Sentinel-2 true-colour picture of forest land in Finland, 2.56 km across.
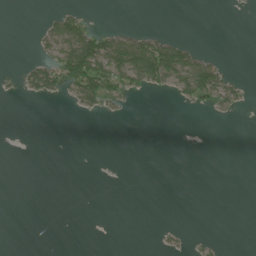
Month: July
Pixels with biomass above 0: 15%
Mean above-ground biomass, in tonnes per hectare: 15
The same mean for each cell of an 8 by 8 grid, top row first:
0 12 32 0 0 0 0 1
0 28 113 84 85 65 3 0
9 53 89 69 57 63 91 13
0 0 20 13 0 0 5 9
0 0 0 0 0 0 0 0
0 0 0 0 0 0 0 0
0 0 0 0 0 0 0 0
0 0 0 1 0 8 6 0
